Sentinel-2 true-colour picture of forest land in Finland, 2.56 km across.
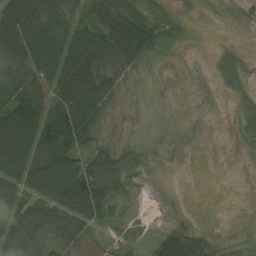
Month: August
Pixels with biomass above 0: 63%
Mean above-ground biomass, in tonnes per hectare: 40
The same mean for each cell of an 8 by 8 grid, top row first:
113 83 38 70 59 22 2 6
115 122 95 72 60 8 2 10
63 92 110 40 7 2 6 27
89 78 86 11 3 4 1 28
93 69 39 26 9 2 0 14
67 88 80 54 11 0 0 0
50 67 81 15 2 1 0 0
60 54 52 21 11 67 28 9
